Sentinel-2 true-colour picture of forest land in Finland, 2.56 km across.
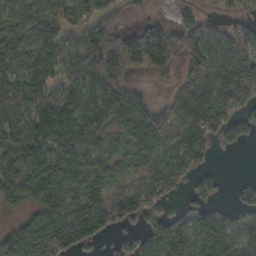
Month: November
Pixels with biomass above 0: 79%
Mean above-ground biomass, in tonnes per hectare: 87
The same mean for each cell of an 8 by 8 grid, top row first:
58 56 77 70 27 43 32 30
70 87 58 156 162 118 90 100
86 75 78 132 17 46 81 112
82 100 140 128 113 67 110 78
114 96 97 54 133 67 59 40
146 165 99 76 85 86 40 7
44 137 141 143 84 27 65 44
125 130 97 21 84 137 123 90
